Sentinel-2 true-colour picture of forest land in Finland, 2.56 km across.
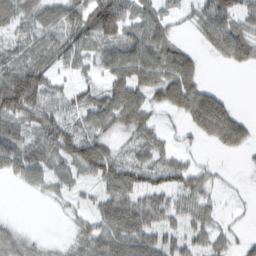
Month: February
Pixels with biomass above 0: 78%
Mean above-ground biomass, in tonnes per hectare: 56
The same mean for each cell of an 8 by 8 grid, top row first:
64 60 81 122 58 31 81 73
44 63 67 74 98 69 37 93
106 65 31 66 96 121 15 0
103 54 48 82 66 50 135 27
72 65 68 41 47 19 23 56
36 51 42 74 52 58 29 9
1 5 23 74 70 46 33 7
52 11 37 83 83 47 46 18
